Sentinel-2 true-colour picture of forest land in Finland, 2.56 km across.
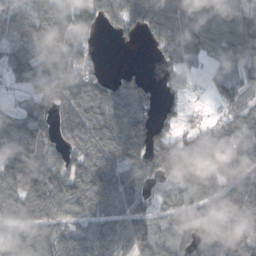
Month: October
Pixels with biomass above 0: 82%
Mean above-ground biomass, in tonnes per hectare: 73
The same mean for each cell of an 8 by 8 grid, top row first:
51 82 77 53 81 95 97 97
69 70 67 3 9 71 71 106
52 96 80 39 28 22 23 52
56 67 95 105 60 35 11 58
84 71 83 88 77 93 121 82
98 107 97 95 59 78 76 109
85 110 82 63 48 66 64 93
77 85 82 70 86 77 85 77
